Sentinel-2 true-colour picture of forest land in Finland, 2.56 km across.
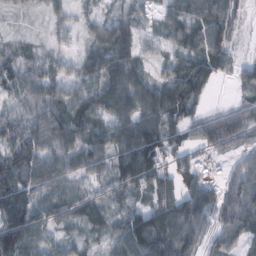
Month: February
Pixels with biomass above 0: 88%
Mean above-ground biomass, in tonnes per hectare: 63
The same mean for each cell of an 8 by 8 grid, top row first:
11 20 22 41 28 55 78 30
26 18 22 93 35 40 79 14
50 57 59 92 57 79 77 43
45 74 75 86 99 66 37 55
76 59 69 93 163 68 57 39
92 72 41 73 120 86 40 65
120 57 45 36 54 106 85 105
108 44 26 36 119 106 46 46
